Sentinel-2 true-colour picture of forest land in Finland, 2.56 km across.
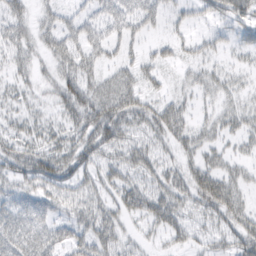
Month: March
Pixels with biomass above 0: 67%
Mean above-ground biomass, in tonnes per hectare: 36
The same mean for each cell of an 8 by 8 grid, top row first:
42 21 26 46 49 17 25 41
39 28 42 29 19 24 18 20
26 17 59 33 39 13 23 13
22 17 56 62 46 44 16 26
36 36 46 49 31 31 24 18
48 77 42 38 40 32 49 21
50 41 46 34 60 50 46 35
58 48 41 46 17 26 22 42
